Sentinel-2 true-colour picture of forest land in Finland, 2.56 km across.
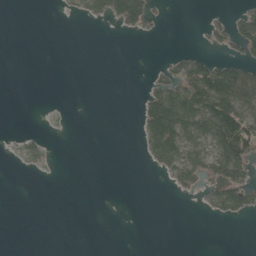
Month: May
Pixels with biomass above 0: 22%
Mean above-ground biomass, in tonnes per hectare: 22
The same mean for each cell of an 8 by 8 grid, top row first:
0 0 17 60 70 0 8 26
0 0 0 0 0 3 15 43
0 0 0 0 6 62 109 96
0 0 0 0 64 117 97 76
5 6 0 0 32 90 63 104
1 1 0 0 0 40 45 61
0 0 0 0 0 0 19 64
0 0 0 0 0 0 0 0
